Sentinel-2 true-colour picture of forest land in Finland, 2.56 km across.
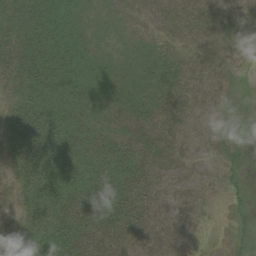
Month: August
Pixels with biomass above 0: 71%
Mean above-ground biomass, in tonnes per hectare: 24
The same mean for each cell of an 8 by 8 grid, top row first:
31 37 17 6 3 12 11 6
42 40 25 7 10 16 10 2
33 43 33 19 20 26 10 2
37 48 35 25 26 22 4 0
52 63 47 35 23 14 2 5
25 52 49 45 30 5 1 5
12 59 69 54 29 11 2 4
6 49 62 38 18 12 0 4
